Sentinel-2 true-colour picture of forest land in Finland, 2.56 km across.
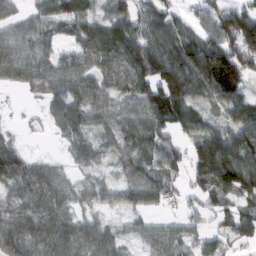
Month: February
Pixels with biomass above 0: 82%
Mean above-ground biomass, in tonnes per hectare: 68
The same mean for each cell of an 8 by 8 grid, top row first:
43 71 79 72 54 54 57 121
71 52 67 116 100 102 100 148
46 73 74 78 105 164 137 114
5 39 72 53 41 104 48 74
32 4 52 58 77 37 104 96
70 60 26 29 73 36 89 115
64 80 39 45 57 18 36 46
92 77 81 65 46 52 41 43
